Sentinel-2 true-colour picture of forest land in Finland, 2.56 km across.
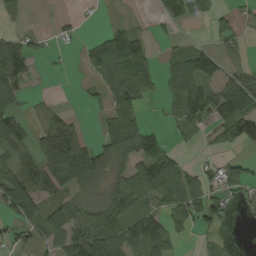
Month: August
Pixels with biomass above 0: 58%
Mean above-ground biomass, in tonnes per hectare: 52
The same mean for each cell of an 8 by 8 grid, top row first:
9 2 10 3 3 87 39 17
73 11 15 101 62 18 33 12
88 2 5 63 65 73 82 60
38 26 7 53 35 48 81 105
58 110 101 59 74 15 16 72
94 109 119 34 70 77 36 35
96 67 61 63 55 59 81 23
30 50 87 106 114 26 22 2
